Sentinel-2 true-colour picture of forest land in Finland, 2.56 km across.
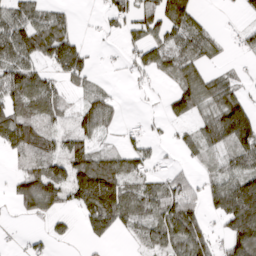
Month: March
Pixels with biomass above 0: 65%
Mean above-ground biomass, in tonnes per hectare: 67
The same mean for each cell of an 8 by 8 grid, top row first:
70 60 6 44 55 114 16 12
99 114 58 5 69 60 54 23
112 55 52 8 15 57 73 27
113 89 60 49 7 52 73 141
105 63 78 17 37 23 72 105
47 125 134 153 63 47 34 91
28 75 86 191 81 119 60 181
3 29 11 25 45 102 68 131
